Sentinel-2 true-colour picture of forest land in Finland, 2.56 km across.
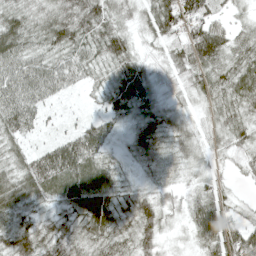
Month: April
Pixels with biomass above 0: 95%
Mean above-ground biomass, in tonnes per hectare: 46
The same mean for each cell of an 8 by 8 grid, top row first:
46 49 68 44 39 98 52 17
61 45 46 58 20 49 85 43
58 59 31 48 55 34 49 67
69 19 8 42 49 33 25 45
35 30 71 28 55 41 29 37
53 76 78 43 21 15 25 14
55 28 70 57 48 25 64 21
65 54 42 52 42 13 57 77
